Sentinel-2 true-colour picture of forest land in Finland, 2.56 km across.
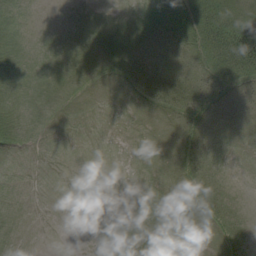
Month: August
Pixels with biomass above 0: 46%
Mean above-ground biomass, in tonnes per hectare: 8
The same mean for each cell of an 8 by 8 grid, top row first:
2 0 1 2 5 18 36 29
8 1 11 16 9 10 37 60
5 6 10 6 20 14 17 22
8 3 0 0 2 16 20 10
7 0 0 0 0 8 11 1
0 0 0 0 0 9 17 0
0 0 0 0 3 9 16 5
0 0 0 3 6 0 2 7
